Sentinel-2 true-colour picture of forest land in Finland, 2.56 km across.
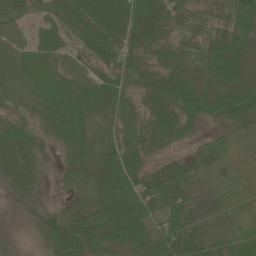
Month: June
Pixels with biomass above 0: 94%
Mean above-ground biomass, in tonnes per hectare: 54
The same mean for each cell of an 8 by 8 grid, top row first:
41 42 77 95 91 40 28 73
46 68 38 73 55 52 69 71
53 57 58 58 41 74 69 68
35 62 73 44 40 69 53 76
62 26 54 47 54 34 33 31
46 15 34 77 66 67 42 28
10 30 27 77 82 68 45 37
10 50 73 61 64 86 52 50
